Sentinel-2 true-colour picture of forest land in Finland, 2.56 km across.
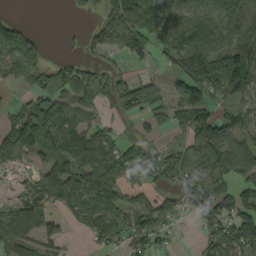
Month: September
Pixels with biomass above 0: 67%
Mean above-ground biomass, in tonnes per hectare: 73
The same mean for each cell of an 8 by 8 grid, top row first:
13 0 12 78 100 71 81 110
83 20 23 70 66 111 121 137
52 78 94 65 50 43 130 112
40 116 67 42 60 61 63 56
88 124 111 74 63 36 143 80
15 120 96 127 77 87 95 70
74 58 86 102 71 45 83 83
95 66 4 55 71 13 47 104
